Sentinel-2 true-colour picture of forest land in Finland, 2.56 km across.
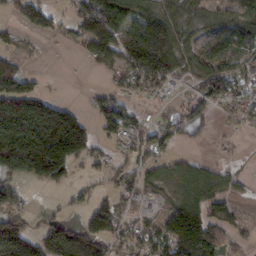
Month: February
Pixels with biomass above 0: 64%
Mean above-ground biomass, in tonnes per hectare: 76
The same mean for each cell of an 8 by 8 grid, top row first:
45 72 70 148 91 77 54 87
35 3 27 100 163 113 68 70
123 8 1 36 91 51 104 91
149 129 40 77 24 48 54 60
198 246 163 38 64 37 14 10
99 126 19 42 60 63 61 22
74 10 27 65 23 79 82 25
171 123 160 81 73 144 129 26
